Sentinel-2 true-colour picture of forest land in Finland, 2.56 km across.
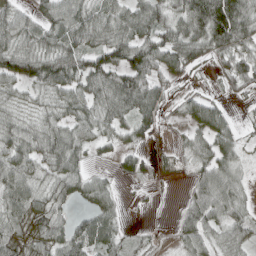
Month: April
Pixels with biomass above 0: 79%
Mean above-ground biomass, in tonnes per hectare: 59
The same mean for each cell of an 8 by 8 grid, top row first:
55 57 83 72 88 63 174 106
79 80 79 93 95 96 80 74
78 105 86 83 84 37 13 70
48 51 73 79 76 21 75 9
67 83 59 29 26 17 63 38
69 51 55 18 29 13 65 40
70 64 17 33 4 10 81 51
60 65 78 53 13 22 53 46
